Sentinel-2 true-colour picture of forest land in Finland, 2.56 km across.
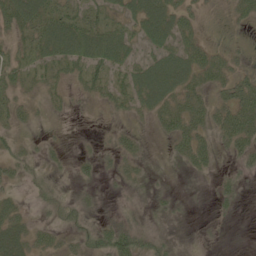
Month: June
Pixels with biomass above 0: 56%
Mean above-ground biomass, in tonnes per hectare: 26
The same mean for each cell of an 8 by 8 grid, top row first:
54 48 38 24 53 42 4 22
23 43 56 55 21 39 25 9
27 25 27 30 50 59 33 36
27 11 3 12 23 49 38 58
21 11 3 20 12 26 26 40
20 13 13 16 15 3 10 18
27 16 24 5 10 10 4 11
50 29 28 62 31 11 5 0
